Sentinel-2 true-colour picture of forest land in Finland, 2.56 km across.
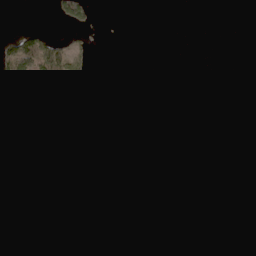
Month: May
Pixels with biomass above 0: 32%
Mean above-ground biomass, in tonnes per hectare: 48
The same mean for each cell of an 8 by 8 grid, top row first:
0 4 52 0 0 0 0 0
84 91 15 0 0 0 0 0
70 109 77 6 0 0 0 0
80 136 88 6 0 9 0 0
42 154 119 34 0 2 0 1
0 22 11 137 0 39 69 155
0 0 0 107 151 185 111 179
0 0 0 211 196 85 96 166
